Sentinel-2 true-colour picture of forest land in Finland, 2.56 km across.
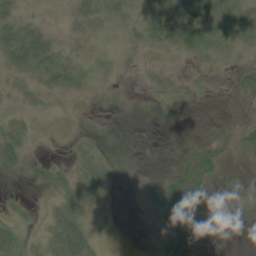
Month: June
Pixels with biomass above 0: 70%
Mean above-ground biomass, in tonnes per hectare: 17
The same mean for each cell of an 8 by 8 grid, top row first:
19 2 22 27 32 70 39 29
59 43 9 9 16 33 24 13
10 21 16 6 8 11 9 23
7 3 3 4 4 3 3 17
35 1 9 3 1 4 22 24
7 21 23 12 4 23 24 8
7 7 31 5 7 38 16 5
24 19 49 3 7 22 3 0
